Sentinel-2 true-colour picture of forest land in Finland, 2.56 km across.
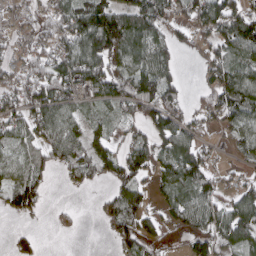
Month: April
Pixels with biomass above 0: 72%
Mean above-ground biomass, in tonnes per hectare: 67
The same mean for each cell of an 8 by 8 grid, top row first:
34 57 103 112 111 60 100 94
41 55 86 93 91 49 57 97
54 100 81 92 107 43 48 112
65 87 42 36 82 81 62 95
55 81 80 60 77 104 31 46
64 46 65 63 66 93 62 25
70 23 10 71 63 73 86 99
36 2 4 26 69 13 81 88
